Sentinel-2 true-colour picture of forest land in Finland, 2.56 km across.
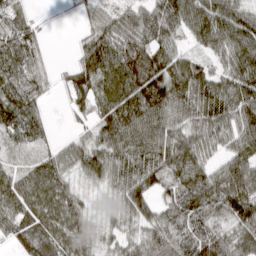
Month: March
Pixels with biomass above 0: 89%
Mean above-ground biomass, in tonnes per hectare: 74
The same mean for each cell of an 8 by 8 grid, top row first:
53 4 18 46 61 86 107 84
84 20 39 102 94 58 62 116
73 35 83 95 137 123 89 110
95 25 31 85 112 87 105 93
47 40 45 91 93 86 69 78
59 100 53 80 106 50 55 123
75 78 55 31 80 72 81 112
51 75 68 38 73 85 96 89
